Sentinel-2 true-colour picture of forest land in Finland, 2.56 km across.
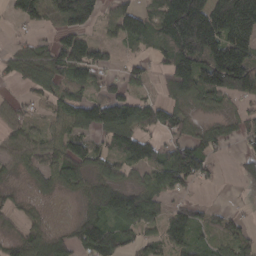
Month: March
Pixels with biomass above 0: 73%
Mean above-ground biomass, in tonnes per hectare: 79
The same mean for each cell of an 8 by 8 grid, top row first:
40 63 132 63 76 202 195 201
48 61 103 39 45 164 190 170
36 84 70 42 43 121 139 136
41 37 121 176 97 68 32 36
58 54 73 78 102 78 65 33
24 55 77 80 63 129 39 36
32 10 36 127 126 49 29 10
47 67 84 99 52 69 34 57
